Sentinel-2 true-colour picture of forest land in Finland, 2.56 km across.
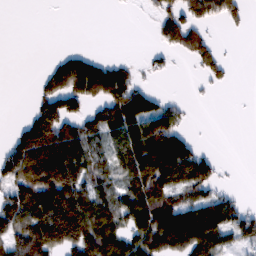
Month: February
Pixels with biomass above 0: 54%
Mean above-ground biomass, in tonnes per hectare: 69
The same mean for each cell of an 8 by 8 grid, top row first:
0 0 0 1 6 78 66 40
0 0 12 0 6 56 60 0
0 52 139 115 17 2 30 1
0 117 69 101 91 48 0 0
83 175 85 63 136 99 5 0
100 193 104 57 152 116 75 1
118 164 159 101 123 117 103 55
102 159 157 110 97 117 106 61
